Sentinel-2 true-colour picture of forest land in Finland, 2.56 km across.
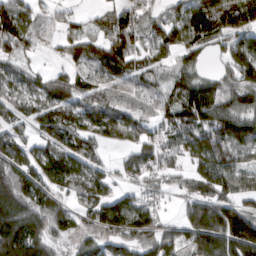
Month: March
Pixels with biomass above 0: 79%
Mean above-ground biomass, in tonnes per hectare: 104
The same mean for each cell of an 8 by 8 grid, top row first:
141 28 22 67 89 93 178 162
105 17 94 135 85 102 64 103
81 95 79 95 76 68 74 108
69 101 119 111 69 109 157 113
96 91 103 38 66 84 159 146
198 135 110 52 72 44 149 110
219 189 58 130 94 23 142 70
246 123 70 85 109 87 188 170
